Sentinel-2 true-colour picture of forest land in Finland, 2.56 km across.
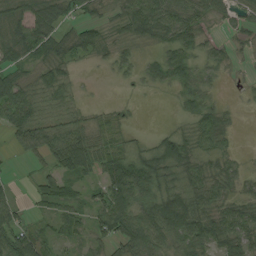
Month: August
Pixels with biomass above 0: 75%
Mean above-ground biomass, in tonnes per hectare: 38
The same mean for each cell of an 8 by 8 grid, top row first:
37 61 24 13 70 52 35 30
50 59 50 20 11 49 27 6
44 48 9 4 17 41 21 4
65 24 15 17 0 8 41 7
19 53 68 46 16 59 37 5
6 35 44 77 74 44 45 24
31 29 33 80 52 91 46 38
74 26 18 56 63 55 62 51
